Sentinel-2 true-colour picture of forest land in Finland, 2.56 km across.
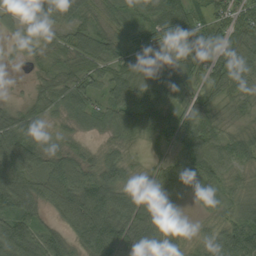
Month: September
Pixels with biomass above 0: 93%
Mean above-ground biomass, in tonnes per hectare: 63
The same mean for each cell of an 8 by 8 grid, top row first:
37 30 57 50 73 102 55 78
20 43 67 63 91 83 88 65
4 32 66 67 82 98 60 62
27 39 63 65 79 63 54 35
95 44 28 41 31 78 78 56
92 76 80 69 47 64 79 36
89 41 103 101 82 37 38 56
112 65 65 121 77 47 45 98
